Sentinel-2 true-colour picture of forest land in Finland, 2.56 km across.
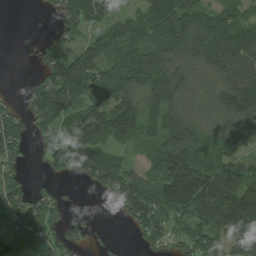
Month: July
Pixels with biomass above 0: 76%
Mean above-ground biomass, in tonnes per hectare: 98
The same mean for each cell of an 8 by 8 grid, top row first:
0 13 153 95 99 174 119 72
2 76 67 97 125 133 135 142
1 136 185 113 151 122 68 123
40 149 92 138 125 108 69 121
76 67 129 76 68 143 77 80
58 31 55 126 55 173 141 97
110 89 15 32 149 160 184 195
84 80 55 19 57 71 119 174
